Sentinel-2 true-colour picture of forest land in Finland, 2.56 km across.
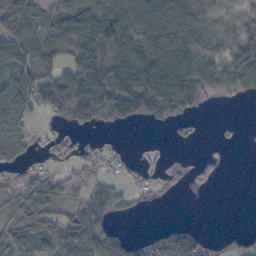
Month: October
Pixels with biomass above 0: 63%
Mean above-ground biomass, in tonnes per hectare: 53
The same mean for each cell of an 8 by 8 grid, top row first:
77 44 58 70 75 109 113 92
59 59 56 86 76 112 117 149
9 29 71 103 97 108 67 76
55 26 59 65 74 57 13 0
87 30 49 8 10 19 5 9
75 49 51 14 25 27 33 0
47 58 40 45 9 0 0 0
76 85 79 42 33 100 26 21
